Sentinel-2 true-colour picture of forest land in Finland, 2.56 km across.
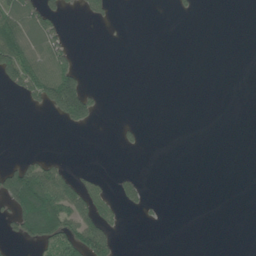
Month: June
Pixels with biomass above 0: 20%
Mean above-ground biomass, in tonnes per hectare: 26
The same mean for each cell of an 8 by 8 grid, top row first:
87 62 9 11 0 5 0 0
112 78 4 0 0 0 0 0
80 112 70 0 0 0 0 0
0 33 119 0 0 0 0 0
0 0 0 2 10 0 0 0
117 92 23 10 8 0 0 0
81 152 81 31 16 0 0 0
29 79 98 51 0 0 0 0
